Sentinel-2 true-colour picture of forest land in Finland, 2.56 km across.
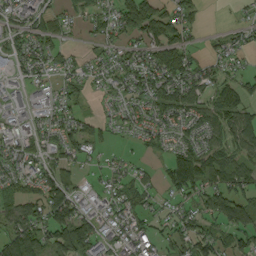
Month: September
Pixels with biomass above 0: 73%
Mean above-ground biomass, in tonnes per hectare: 54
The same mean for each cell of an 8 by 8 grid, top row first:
46 51 29 50 111 66 7 10
49 51 13 36 52 82 17 32
33 40 39 43 68 89 52 48
31 36 31 23 50 66 66 84
42 44 56 19 30 40 58 78
52 68 35 32 28 95 83 80
72 103 44 43 47 33 69 93
119 86 126 42 51 63 73 57
